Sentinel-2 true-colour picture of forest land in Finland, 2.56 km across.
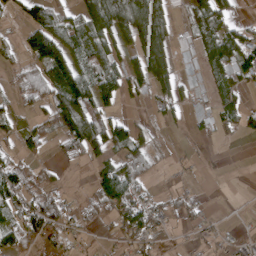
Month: April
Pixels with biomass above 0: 58%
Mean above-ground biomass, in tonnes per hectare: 48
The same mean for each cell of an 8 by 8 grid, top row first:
21 75 60 91 92 18 80 17
25 145 63 73 109 40 51 95
23 82 111 89 83 82 24 48
26 53 124 47 10 36 32 56
34 29 106 100 60 5 4 5
58 21 3 103 46 7 4 0
52 81 18 67 67 27 7 1
50 37 14 20 44 3 17 18
